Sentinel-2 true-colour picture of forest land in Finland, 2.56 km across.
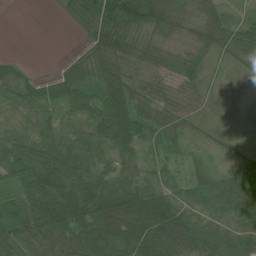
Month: July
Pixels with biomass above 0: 85%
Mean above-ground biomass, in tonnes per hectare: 41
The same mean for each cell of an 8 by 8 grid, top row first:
0 2 30 71 65 40 45 23
0 0 14 72 40 25 37 55
42 20 39 65 49 37 21 7
22 24 32 65 51 49 8 3
38 50 50 49 32 40 16 17
34 52 39 37 33 19 46 44
27 64 69 83 79 50 23 53
49 53 57 68 88 72 58 56
